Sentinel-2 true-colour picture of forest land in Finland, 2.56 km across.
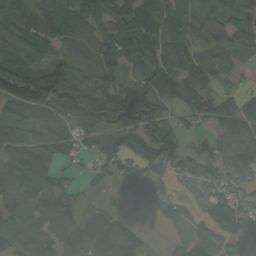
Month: September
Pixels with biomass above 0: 83%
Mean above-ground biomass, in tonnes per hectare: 84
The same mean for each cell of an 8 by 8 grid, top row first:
94 88 113 101 120 78 80 86
101 55 72 106 113 93 73 67
203 187 90 92 102 100 70 28
78 97 147 152 177 35 57 84
95 81 74 100 121 87 47 109
96 59 27 49 75 62 90 82
74 100 64 29 23 36 45 72
100 87 86 107 38 19 53 73
